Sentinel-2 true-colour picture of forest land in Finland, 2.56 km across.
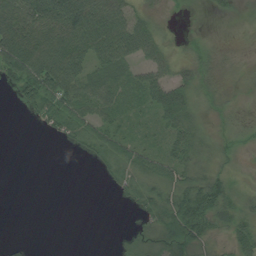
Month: August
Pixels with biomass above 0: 68%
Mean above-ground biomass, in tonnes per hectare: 30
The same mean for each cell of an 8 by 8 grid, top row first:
62 64 76 61 21 6 6 10
82 71 56 67 37 12 20 9
48 75 57 42 36 36 23 16
5 44 41 33 22 59 19 8
0 3 21 44 30 38 24 12
0 0 0 20 46 49 48 10
0 0 0 1 30 74 74 32
7 0 0 2 26 50 35 38
